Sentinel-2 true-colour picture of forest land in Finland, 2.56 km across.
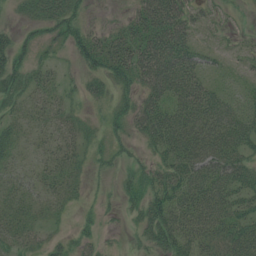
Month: July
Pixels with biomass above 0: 78%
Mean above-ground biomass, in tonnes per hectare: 36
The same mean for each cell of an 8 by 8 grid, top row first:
15 44 34 7 59 70 31 11
43 25 45 51 67 74 22 16
41 25 19 47 58 69 28 22
24 28 17 33 49 51 54 39
28 20 26 28 26 58 58 49
21 26 20 17 39 48 54 48
31 19 14 10 49 53 62 39
31 17 22 4 24 55 42 54
